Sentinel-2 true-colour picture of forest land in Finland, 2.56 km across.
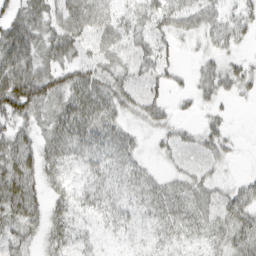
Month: March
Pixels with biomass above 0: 76%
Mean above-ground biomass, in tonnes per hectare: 32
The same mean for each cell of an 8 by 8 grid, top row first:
39 44 71 41 37 48 45 31
68 36 38 47 34 15 19 16
77 50 50 42 33 13 32 35
56 30 55 39 33 13 16 1
50 31 38 41 8 20 28 5
65 28 13 24 22 17 16 9
59 31 17 25 21 37 30 45
38 22 15 8 6 15 19 40
